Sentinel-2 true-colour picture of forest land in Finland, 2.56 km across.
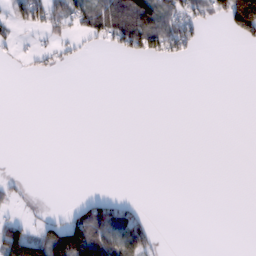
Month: February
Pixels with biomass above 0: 22%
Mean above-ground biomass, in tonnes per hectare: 25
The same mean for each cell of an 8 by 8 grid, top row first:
21 67 70 97 116 68 42 195
18 16 13 28 77 55 3 8
1 5 0 0 0 0 0 0
0 0 0 0 0 0 0 0
0 0 0 0 0 0 0 0
5 0 0 0 0 0 0 0
11 6 36 85 10 0 0 0
111 104 169 95 61 0 0 0
